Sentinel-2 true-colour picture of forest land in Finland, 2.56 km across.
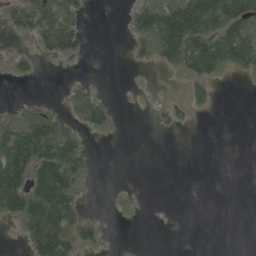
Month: May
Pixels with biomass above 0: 41%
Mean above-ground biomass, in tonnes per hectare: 47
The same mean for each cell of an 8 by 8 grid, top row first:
70 82 45 0 84 123 137 135
26 55 45 0 73 148 120 149
30 1 16 0 6 18 91 18
43 58 79 47 6 40 20 0
126 123 65 6 0 0 0 0
118 127 103 0 0 0 0 0
112 124 54 14 11 0 0 0
17 159 98 10 2 0 0 0
